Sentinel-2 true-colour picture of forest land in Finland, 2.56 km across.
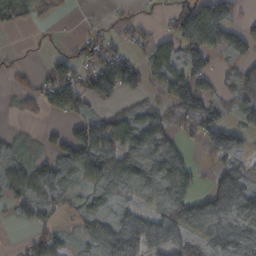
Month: October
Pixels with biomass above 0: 67%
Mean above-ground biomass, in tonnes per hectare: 79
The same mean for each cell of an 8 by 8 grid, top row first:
75 13 5 13 18 92 171 51
4 4 43 65 41 110 122 92
13 72 86 154 67 110 62 96
13 33 52 46 80 76 104 90
38 33 137 108 153 61 81 83
83 114 67 112 119 117 27 97
45 57 60 92 67 148 124 177
6 73 40 150 146 112 90 169
